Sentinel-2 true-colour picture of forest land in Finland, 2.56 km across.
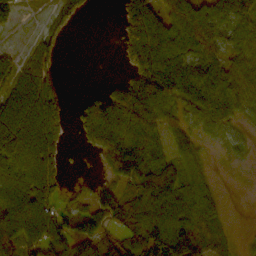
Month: October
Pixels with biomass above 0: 69%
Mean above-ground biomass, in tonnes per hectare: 68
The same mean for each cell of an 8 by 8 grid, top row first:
26 15 20 2 144 96 78 74
9 43 0 1 140 97 87 65
47 60 0 12 85 139 99 60
121 95 38 125 90 64 124 47
103 111 21 110 131 64 27 29
79 67 4 54 116 130 36 2
133 86 44 110 63 90 69 0
89 117 68 38 44 98 80 10
